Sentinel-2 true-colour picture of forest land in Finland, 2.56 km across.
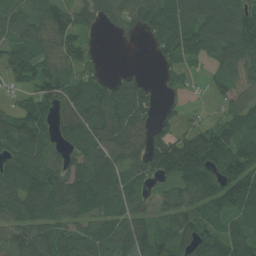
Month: July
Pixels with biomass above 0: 82%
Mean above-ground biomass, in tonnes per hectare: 73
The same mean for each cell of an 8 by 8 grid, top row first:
51 82 77 53 81 95 97 97
69 70 67 3 9 71 71 106
52 96 80 39 28 22 23 52
56 67 95 105 60 35 11 58
84 71 83 88 77 93 121 82
98 107 97 95 59 78 76 109
85 110 82 63 48 66 64 93
77 85 82 70 86 77 85 77
